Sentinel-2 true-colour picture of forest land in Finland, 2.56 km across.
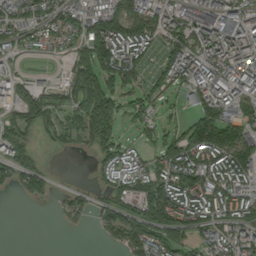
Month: September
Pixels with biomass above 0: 73%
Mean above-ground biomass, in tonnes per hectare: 97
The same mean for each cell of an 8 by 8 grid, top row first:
86 89 97 156 136 100 127 103
62 46 96 182 114 115 102 139
66 21 117 149 72 89 150 139
96 107 100 150 90 29 152 116
104 27 53 105 43 151 217 159
96 67 3 72 106 140 150 127
1 5 62 92 143 169 121 109
0 0 0 51 150 112 84 122
